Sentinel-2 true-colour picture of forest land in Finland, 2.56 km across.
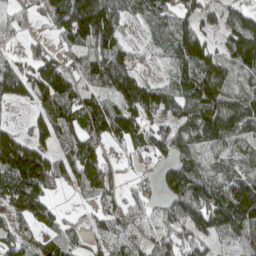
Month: April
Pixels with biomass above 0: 82%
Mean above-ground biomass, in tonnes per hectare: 85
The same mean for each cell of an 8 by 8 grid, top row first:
38 78 185 116 70 91 45 87
15 32 83 95 25 103 80 136
110 151 76 124 65 73 146 61
6 93 110 101 109 76 132 115
150 79 124 55 62 77 85 77
176 141 101 45 25 95 83 81
79 61 16 47 49 97 121 156
65 57 39 76 53 75 81 79
